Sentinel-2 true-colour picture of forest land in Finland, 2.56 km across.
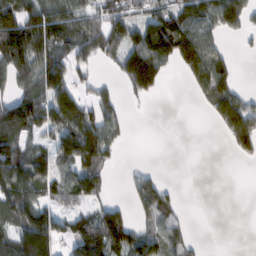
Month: February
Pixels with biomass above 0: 59%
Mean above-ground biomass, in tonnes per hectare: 79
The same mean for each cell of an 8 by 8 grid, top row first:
140 128 95 93 93 139 107 105
186 122 91 71 168 185 116 8
85 141 38 22 147 6 123 25
165 134 124 55 1 0 32 126
94 52 180 65 0 0 0 80
134 84 111 27 45 0 0 0
118 85 66 37 66 46 0 0
120 147 156 117 107 68 2 0
